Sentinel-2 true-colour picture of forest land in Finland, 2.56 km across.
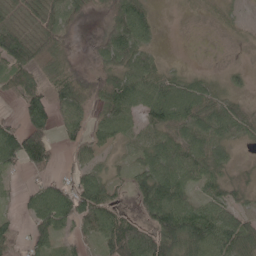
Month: May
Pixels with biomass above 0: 78%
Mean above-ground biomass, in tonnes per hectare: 58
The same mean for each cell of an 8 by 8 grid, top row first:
59 70 39 66 57 2 12 14
107 67 13 78 46 0 1 5
70 58 64 60 78 44 30 18
17 87 52 81 64 98 76 54
116 86 37 35 62 75 72 30
18 29 48 36 80 87 69 14
15 91 85 63 69 118 63 45
44 48 30 108 104 136 106 101
